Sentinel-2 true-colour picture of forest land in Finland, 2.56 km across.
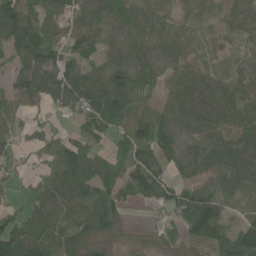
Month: June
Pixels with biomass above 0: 84%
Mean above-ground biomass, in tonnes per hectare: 67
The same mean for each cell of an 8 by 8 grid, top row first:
113 74 50 92 74 42 51 55
92 99 71 55 75 69 14 26
63 108 114 88 73 66 53 60
52 31 78 134 48 79 78 83
36 55 80 52 80 74 67 74
24 54 104 78 84 44 52 67
35 81 65 73 16 58 101 11
110 87 78 48 25 31 92 89
